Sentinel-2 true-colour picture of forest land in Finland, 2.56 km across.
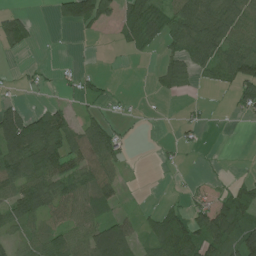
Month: July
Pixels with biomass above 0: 55%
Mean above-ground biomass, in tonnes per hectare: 51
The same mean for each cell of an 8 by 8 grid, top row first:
37 8 96 37 92 96 126 91
33 1 1 4 38 53 101 91
8 9 30 6 1 68 24 99
55 56 16 14 4 2 9 27
132 120 87 78 2 15 3 0
96 99 81 68 1 3 7 11
81 69 80 45 12 32 60 87
39 64 52 137 38 123 90 91
